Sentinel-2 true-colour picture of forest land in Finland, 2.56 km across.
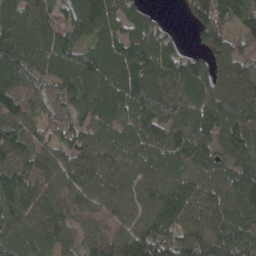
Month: April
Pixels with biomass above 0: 94%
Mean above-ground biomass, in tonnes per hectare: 98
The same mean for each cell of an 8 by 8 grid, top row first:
101 94 125 112 82 6 138 126
134 121 87 91 122 67 76 89
102 98 121 120 113 128 87 89
92 81 87 97 119 112 134 100
93 63 87 84 98 101 90 114
104 89 101 98 91 98 89 113
85 104 77 83 81 107 93 123
62 74 60 106 140 97 102 107
